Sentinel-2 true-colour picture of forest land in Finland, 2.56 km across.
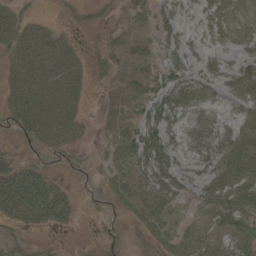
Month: May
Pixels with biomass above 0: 67%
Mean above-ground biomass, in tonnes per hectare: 33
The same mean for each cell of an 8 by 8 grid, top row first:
26 4 11 10 23 37 30 32
39 52 12 22 20 44 19 25
37 51 26 17 31 55 36 48
47 54 19 24 38 58 35 28
15 44 21 21 64 37 48 41
47 35 21 27 49 49 43 54
57 73 17 26 38 22 43 58
19 7 3 18 19 33 30 44
